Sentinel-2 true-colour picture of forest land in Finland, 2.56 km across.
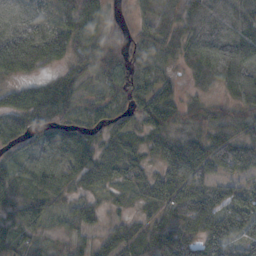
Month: October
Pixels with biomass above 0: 87%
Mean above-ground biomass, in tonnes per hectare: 53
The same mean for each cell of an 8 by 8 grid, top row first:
27 28 89 22 35 58 74 62
94 74 54 47 57 41 82 95
32 20 30 44 64 24 37 85
53 52 42 41 69 48 29 42
44 77 77 45 37 56 67 64
46 85 60 44 47 86 58 47
33 25 39 16 23 71 70 73
60 23 45 43 56 76 70 66
